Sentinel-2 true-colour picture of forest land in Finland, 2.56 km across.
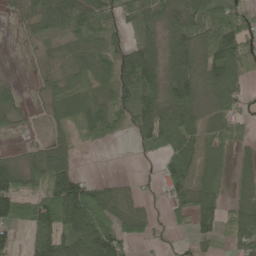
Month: May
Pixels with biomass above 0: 75%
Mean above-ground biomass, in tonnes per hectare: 63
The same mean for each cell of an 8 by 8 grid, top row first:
22 93 92 60 60 76 92 75
7 26 47 66 98 85 100 92
12 31 46 80 100 90 92 58
33 17 51 72 106 86 57 41
6 54 26 14 40 76 33 26
84 142 62 12 13 64 38 33
88 132 153 87 37 53 77 65
40 108 122 112 41 21 34 58
